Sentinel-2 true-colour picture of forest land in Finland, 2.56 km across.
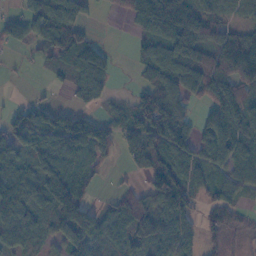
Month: November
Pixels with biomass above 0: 74%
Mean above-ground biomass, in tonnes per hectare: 72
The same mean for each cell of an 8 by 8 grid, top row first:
42 90 58 11 112 85 37 24
28 54 95 16 53 111 97 163
4 13 86 32 44 97 99 120
42 60 52 36 120 94 64 82
59 72 110 64 118 136 76 86
77 101 86 9 46 128 60 62
126 87 127 36 80 130 58 48
74 52 112 37 71 112 35 23
